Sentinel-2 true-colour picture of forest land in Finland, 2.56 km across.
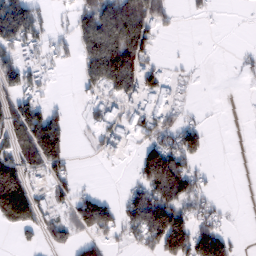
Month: February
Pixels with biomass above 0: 49%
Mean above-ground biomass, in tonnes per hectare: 65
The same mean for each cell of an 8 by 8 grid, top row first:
180 27 72 142 134 20 10 1
105 55 70 177 99 1 0 5
88 29 31 145 108 35 1 6
106 64 11 76 103 53 3 1
81 177 4 70 53 81 28 0
144 63 17 1 92 155 21 0
206 64 95 54 138 115 47 1
15 38 46 30 73 152 134 13
